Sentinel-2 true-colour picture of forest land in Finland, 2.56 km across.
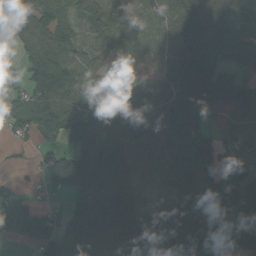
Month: September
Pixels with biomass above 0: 83%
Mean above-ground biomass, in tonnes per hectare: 66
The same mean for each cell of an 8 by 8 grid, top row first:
94 90 55 40 52 72 45 93
35 79 43 39 54 52 58 60
86 101 66 63 47 78 117 66
75 147 84 105 71 88 60 71
28 54 86 77 82 40 78 39
12 78 139 99 44 60 63 68
70 31 52 77 36 20 40 97
20 77 90 86 57 38 64 25
